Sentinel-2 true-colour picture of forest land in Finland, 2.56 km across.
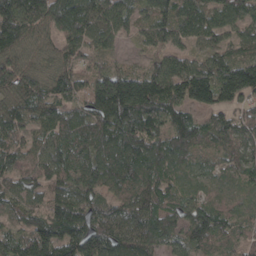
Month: April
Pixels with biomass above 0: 95%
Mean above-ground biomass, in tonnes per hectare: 93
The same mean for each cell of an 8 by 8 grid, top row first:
165 134 130 100 60 103 92 94
98 53 82 44 34 71 62 62
122 82 73 132 140 122 133 136
111 87 67 163 144 92 81 60
66 84 92 118 118 96 67 76
83 93 93 104 99 53 45 51
65 78 109 71 112 73 78 34
80 162 143 115 109 81 101 54
